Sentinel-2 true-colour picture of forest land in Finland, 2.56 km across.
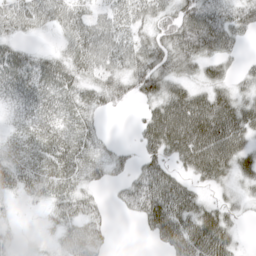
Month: April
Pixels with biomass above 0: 78%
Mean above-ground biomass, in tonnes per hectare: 42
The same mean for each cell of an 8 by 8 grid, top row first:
55 44 34 43 43 57 57 46
27 9 48 54 50 59 52 21
52 49 38 46 59 43 36 23
20 41 40 15 26 83 85 68
20 42 44 15 49 78 94 59
38 40 36 30 63 40 57 39
6 19 37 16 69 70 37 23
10 9 47 11 8 60 78 16
